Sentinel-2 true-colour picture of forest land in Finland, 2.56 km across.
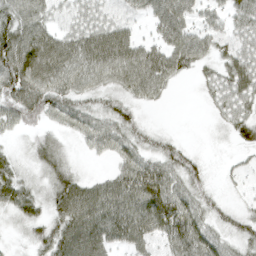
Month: April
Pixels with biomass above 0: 83%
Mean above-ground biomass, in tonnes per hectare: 52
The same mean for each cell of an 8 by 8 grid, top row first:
76 45 36 30 32 78 39 53
97 92 77 99 50 75 46 45
97 88 63 58 82 33 28 70
67 63 51 48 18 0 12 47
12 41 21 53 39 28 4 30
42 45 32 37 89 63 27 12
49 43 90 79 86 85 52 25
11 55 92 58 55 74 68 51
